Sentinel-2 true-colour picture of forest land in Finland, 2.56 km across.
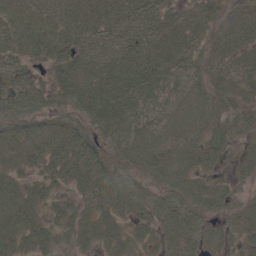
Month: May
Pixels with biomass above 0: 88%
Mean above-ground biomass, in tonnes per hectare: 40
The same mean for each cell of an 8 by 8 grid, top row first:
28 23 34 42 56 27 22 49
34 38 45 38 50 43 30 50
38 30 59 63 62 46 47 30
45 31 40 72 49 66 63 37
32 39 51 37 69 72 51 15
19 35 53 36 24 62 29 15
37 23 29 43 35 47 35 25
32 26 27 37 26 43 27 21
